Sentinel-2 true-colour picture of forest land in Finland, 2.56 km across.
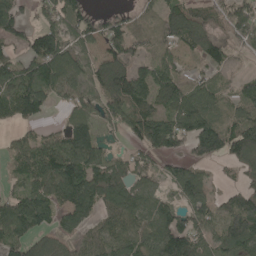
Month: May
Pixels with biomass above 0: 78%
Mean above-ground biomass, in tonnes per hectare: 96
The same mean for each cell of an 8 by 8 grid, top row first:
93 73 103 48 51 117 86 119
56 170 66 79 64 83 93 49
122 118 80 122 108 96 65 44
94 36 90 86 108 121 121 79
56 83 132 22 109 97 144 137
51 141 149 119 70 94 46 55
123 109 138 99 115 88 119 146
105 60 61 105 112 192 92 146
